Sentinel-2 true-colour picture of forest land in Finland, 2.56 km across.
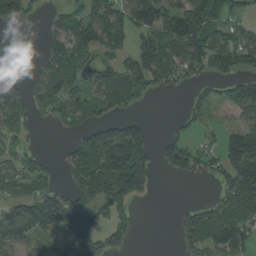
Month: August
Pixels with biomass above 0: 59%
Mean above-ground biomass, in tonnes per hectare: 96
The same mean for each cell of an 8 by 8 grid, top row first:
135 32 108 127 118 157 140 71
0 77 143 89 110 140 166 141
20 134 79 99 139 84 68 83
109 62 97 63 12 10 48 80
39 0 89 171 129 74 22 191
78 59 141 220 146 38 47 233
79 125 128 121 1 15 84 252
93 44 137 79 0 31 168 136
